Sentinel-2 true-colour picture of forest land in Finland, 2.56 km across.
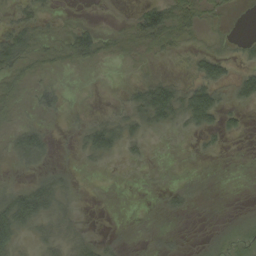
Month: September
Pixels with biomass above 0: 49%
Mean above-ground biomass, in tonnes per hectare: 19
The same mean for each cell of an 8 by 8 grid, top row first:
17 12 3 1 46 49 16 1
51 20 61 21 33 21 11 8
26 12 1 1 14 13 49 36
15 19 5 13 44 45 73 19
31 26 20 37 14 1 8 2
10 23 4 1 2 2 2 1
65 45 10 0 1 13 0 4
42 31 27 8 3 4 7 18
